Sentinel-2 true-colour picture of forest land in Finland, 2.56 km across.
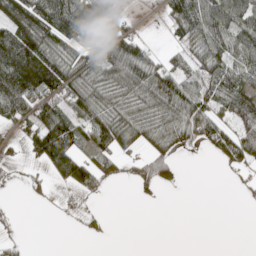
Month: May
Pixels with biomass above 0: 56%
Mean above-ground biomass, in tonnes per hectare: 55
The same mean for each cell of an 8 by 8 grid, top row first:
123 139 136 61 3 82 104 98
144 107 72 99 47 23 76 80
151 128 71 68 89 65 62 72
96 89 73 63 49 74 75 97
18 160 63 78 41 39 48 90
8 28 102 30 45 16 0 15
5 3 7 0 1 0 0 2
16 0 2 1 0 0 0 0
